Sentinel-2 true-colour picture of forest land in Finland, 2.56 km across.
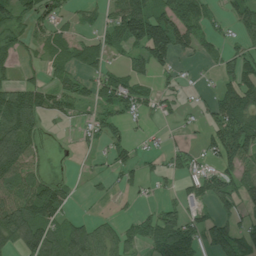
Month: July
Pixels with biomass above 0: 58%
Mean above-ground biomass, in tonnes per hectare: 60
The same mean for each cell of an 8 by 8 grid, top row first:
58 52 25 54 150 111 45 58
32 46 72 44 116 120 39 39
30 31 43 71 42 26 7 95
117 54 28 70 40 32 45 130
100 5 20 41 17 22 52 142
80 27 9 30 38 43 77 92
100 113 5 7 15 52 44 58
91 124 112 70 59 142 69 93
